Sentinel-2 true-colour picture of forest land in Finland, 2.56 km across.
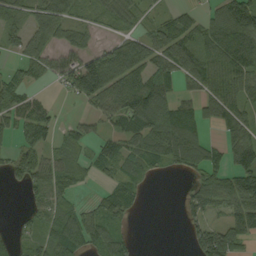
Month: September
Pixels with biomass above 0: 68%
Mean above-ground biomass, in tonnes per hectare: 72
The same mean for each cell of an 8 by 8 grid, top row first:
46 82 35 54 31 56 54 169
46 55 61 63 93 116 99 143
65 34 133 114 109 69 135 123
85 42 18 77 153 105 65 86
23 43 53 51 86 118 68 100
41 87 48 46 52 21 94 142
4 58 43 85 12 9 74 108
32 72 100 84 1 0 144 87
